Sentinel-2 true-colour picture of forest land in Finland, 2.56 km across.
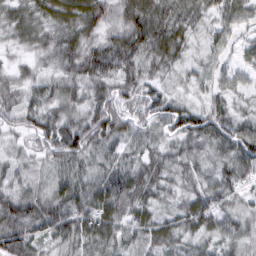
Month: March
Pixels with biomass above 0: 97%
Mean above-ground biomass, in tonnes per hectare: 54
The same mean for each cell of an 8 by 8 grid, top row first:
57 63 78 54 80 61 35 45
31 54 72 75 74 62 33 30
39 40 64 63 54 27 36 29
56 54 50 93 68 65 53 28
28 66 84 49 44 46 47 72
41 39 52 60 62 36 34 58
74 75 67 73 54 37 64 35
78 48 59 55 53 46 40 46
